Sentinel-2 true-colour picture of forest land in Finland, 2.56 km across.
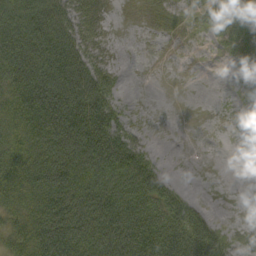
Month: September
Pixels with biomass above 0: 69%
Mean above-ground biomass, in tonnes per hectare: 66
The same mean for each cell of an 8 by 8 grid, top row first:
103 119 77 11 7 12 35 87
131 143 98 16 0 1 8 72
104 145 128 46 0 0 0 36
77 135 135 74 5 0 0 10
73 106 132 121 39 0 0 0
92 105 108 113 104 10 0 0
65 94 118 113 120 90 15 2
65 108 125 118 132 125 98 18
